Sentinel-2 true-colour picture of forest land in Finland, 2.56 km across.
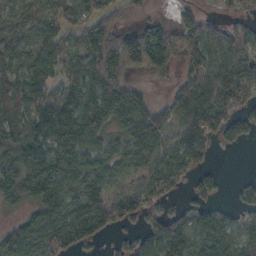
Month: October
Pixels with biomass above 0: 79%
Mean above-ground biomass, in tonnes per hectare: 87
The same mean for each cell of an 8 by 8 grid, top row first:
58 56 77 70 27 43 32 30
70 87 58 156 162 118 90 100
86 75 78 132 17 46 81 112
82 100 140 128 113 67 110 78
114 96 97 54 133 67 59 40
146 165 99 76 85 86 40 7
44 137 141 143 84 27 65 44
125 130 97 21 84 137 123 90
